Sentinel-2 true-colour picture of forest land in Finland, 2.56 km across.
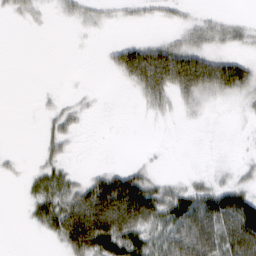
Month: March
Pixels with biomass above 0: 47%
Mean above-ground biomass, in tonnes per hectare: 33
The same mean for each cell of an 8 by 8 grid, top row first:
11 6 19 10 11 12 13 6
0 0 1 22 53 52 33 16
0 0 0 7 91 98 97 71
0 12 15 0 9 13 9 7
0 22 3 0 1 0 0 2
7 42 16 53 36 6 11 11
1 53 95 128 102 65 95 113
0 11 101 97 62 76 94 122
